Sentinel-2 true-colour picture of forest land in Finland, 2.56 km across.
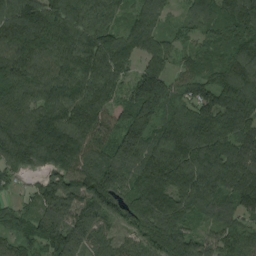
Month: August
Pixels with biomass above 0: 96%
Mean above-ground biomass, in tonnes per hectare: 135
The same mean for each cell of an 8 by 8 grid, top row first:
165 168 151 112 95 37 114 194
152 154 150 166 104 64 90 145
158 150 145 122 155 89 124 189
148 143 145 139 166 106 149 166
180 192 169 138 150 177 166 124
57 97 154 148 158 174 170 149
67 128 138 95 161 154 110 111
96 142 162 81 100 155 89 106
